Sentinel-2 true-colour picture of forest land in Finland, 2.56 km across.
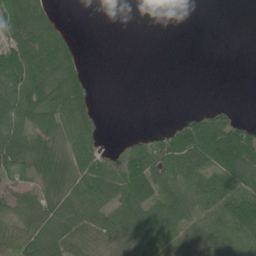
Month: June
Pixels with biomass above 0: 60%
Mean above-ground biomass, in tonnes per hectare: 50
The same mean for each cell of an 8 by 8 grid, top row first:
89 49 0 0 0 0 0 0
78 95 21 0 0 0 0 0
76 90 53 0 0 0 0 0
70 78 74 0 0 1 23 5
77 65 68 2 35 108 139 138
36 63 67 56 122 75 62 101
54 63 59 51 97 86 73 137
46 93 57 40 79 81 68 87
